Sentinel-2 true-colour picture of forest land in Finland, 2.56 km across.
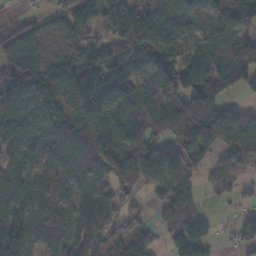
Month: November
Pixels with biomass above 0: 83%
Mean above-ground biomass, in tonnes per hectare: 91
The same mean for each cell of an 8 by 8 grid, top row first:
14 35 115 113 150 115 82 109
70 26 67 106 155 71 79 96
115 97 115 94 70 135 120 96
101 96 81 107 110 122 137 60
109 87 114 99 126 105 131 109
98 84 97 60 71 120 36 49
117 107 87 76 19 89 13 23
160 113 120 78 62 96 77 40
